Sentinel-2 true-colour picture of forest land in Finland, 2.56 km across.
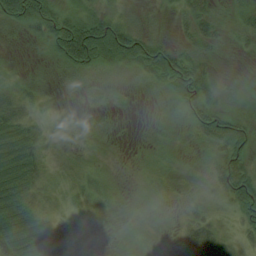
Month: August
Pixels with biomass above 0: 73%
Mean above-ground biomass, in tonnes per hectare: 24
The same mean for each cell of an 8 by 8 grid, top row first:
58 47 31 26 11 11 24 17
2 20 117 103 59 26 18 9
13 8 21 17 19 57 29 4
32 10 8 7 0 11 48 13
41 15 7 2 2 4 21 55
42 18 15 4 6 10 20 71
47 19 11 4 6 8 18 43
68 43 2 1 4 11 48 19
